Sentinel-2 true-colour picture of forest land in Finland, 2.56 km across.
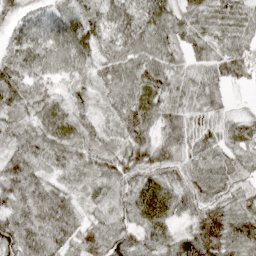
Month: April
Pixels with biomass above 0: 96%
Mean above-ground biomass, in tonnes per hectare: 49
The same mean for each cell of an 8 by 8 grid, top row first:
49 43 49 53 66 51 54 55
56 65 61 49 66 46 46 60
53 42 37 49 64 43 48 35
42 51 34 36 63 49 41 16
41 48 41 31 45 60 45 60
60 28 24 38 57 40 43 47
55 83 26 40 57 37 55 37
66 75 41 50 34 49 73 58
